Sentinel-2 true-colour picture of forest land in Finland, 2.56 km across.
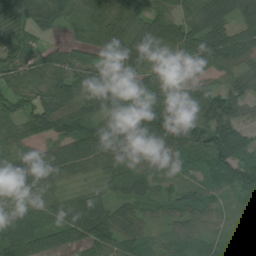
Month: August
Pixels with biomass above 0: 91%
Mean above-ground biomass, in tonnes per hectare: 64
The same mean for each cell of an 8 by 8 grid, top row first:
63 81 45 86 69 61 78 56
63 35 50 72 86 74 87 71
61 76 79 48 56 64 45 48
60 106 77 69 143 96 75 47
53 58 112 143 93 105 90 48
87 75 42 49 45 27 25 67
70 62 59 41 33 28 33 23
80 63 55 61 33 34 38 38
